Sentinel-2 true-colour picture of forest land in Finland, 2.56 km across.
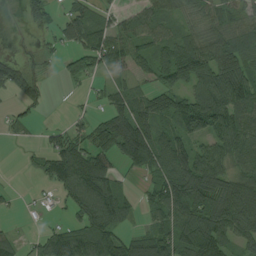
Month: August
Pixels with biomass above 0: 72%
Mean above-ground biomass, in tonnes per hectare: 73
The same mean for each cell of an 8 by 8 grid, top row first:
3 38 84 42 65 54 68 75
9 25 82 96 61 96 77 103
65 20 36 35 41 93 97 125
24 8 16 81 94 112 132 103
7 45 61 120 162 111 64 103
1 60 134 69 43 131 129 81
10 13 102 117 38 107 138 117
35 63 100 93 69 100 127 59
